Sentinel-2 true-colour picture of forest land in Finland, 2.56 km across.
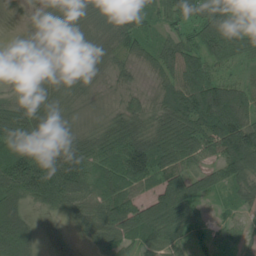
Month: July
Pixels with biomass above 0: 92%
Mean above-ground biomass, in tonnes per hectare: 67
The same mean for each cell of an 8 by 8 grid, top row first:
8 35 46 64 57 67 113 81
15 39 31 46 50 72 89 73
33 45 43 33 22 77 96 37
68 60 26 31 52 95 139 107
72 85 74 102 106 111 77 121
124 114 109 75 102 80 57 79
85 38 58 100 91 116 24 36
126 2 14 62 57 42 27 44
